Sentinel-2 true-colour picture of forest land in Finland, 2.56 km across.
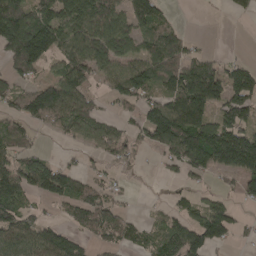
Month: April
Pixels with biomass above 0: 64%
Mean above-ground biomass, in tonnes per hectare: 86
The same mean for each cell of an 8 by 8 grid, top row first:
169 107 154 118 131 14 7 34
159 131 101 109 83 99 11 3
61 65 113 81 120 133 172 118
64 128 90 22 87 170 128 124
72 4 38 77 55 143 200 215
116 128 54 28 5 27 49 116
87 21 78 63 5 44 86 27
103 106 56 57 51 129 126 16
